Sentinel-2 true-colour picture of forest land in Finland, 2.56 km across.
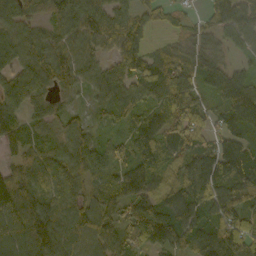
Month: October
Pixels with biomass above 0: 92%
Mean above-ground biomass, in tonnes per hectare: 83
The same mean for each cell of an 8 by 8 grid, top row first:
75 67 112 89 46 30 44 81
85 84 83 65 65 37 45 40
82 84 71 85 94 101 82 72
60 66 25 65 77 108 59 119
65 62 89 48 113 94 75 99
77 81 75 74 107 81 125 142
125 125 92 73 85 121 95 96
111 135 106 86 77 83 102 120
